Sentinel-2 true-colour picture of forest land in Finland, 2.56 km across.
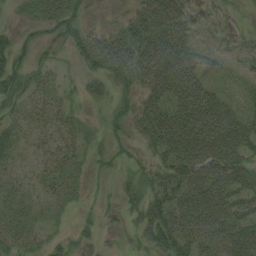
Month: August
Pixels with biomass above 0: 78%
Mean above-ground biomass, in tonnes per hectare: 36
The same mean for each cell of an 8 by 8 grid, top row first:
15 44 34 7 59 70 31 11
43 25 45 51 67 74 22 16
41 25 19 47 58 69 28 22
24 28 17 33 49 51 54 39
28 20 26 28 26 58 58 49
21 26 20 17 39 48 54 48
31 19 14 10 49 53 62 39
31 17 22 4 24 55 42 54
